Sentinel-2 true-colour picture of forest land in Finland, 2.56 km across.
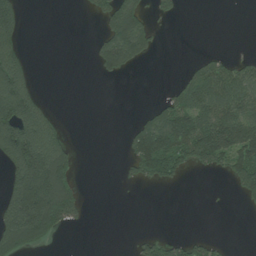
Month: July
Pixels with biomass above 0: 36%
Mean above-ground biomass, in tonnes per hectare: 67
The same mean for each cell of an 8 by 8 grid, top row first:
111 0 4 124 79 22 0 0
87 0 0 141 85 0 3 1
161 0 0 19 0 16 137 107
204 61 0 0 18 118 133 116
225 175 6 0 150 142 183 153
143 252 26 0 67 47 17 107
197 238 68 0 0 0 1 7
159 58 0 0 42 31 32 0
